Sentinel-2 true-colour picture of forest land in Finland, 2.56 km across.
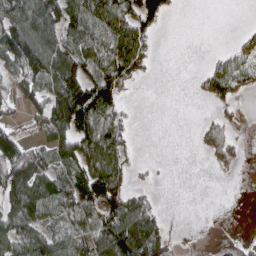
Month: April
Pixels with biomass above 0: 60%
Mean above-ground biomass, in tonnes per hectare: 62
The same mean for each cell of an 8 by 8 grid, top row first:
114 128 120 135 86 7 0 0
130 136 89 121 77 0 2 40
57 91 119 105 17 0 60 70
23 106 171 80 0 0 10 15
83 86 110 97 0 0 62 22
106 81 95 113 8 0 0 4
105 93 76 97 66 0 0 1
83 93 71 135 147 11 6 19
